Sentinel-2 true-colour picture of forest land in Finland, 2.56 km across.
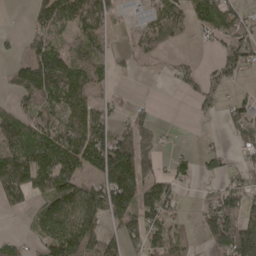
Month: April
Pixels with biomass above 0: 63%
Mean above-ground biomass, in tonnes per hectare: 70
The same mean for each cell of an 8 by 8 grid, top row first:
1 86 107 76 52 86 94 55
21 93 67 34 69 21 9 82
40 103 98 33 7 43 54 22
51 56 87 37 35 0 29 48
117 119 142 133 88 3 11 44
141 125 87 164 115 50 23 47
39 73 140 145 131 48 62 90
29 89 131 51 100 65 60 146
